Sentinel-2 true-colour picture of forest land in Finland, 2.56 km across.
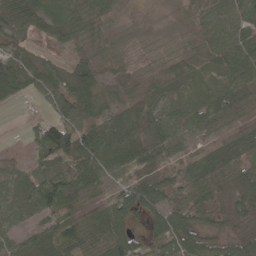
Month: May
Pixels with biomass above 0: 86%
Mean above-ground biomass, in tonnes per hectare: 53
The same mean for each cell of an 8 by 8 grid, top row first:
79 71 58 22 3 12 39 51
45 23 31 34 22 37 51 69
77 57 77 30 33 55 36 61
4 29 72 36 59 45 79 44
5 130 98 93 97 40 26 94
32 74 88 31 52 46 68 60
31 60 57 71 80 55 42 40
30 63 90 97 40 81 40 44
